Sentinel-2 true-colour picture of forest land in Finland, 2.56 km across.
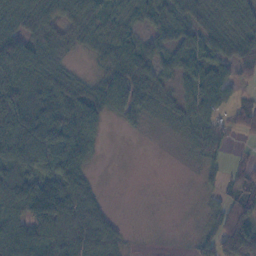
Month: November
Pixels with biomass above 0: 76%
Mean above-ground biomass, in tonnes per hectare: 52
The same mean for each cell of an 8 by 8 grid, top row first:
59 58 51 38 42 53 43 53
110 48 19 45 53 44 52 65
83 57 23 54 52 35 61 38
121 98 97 44 28 29 54 38
124 85 81 1 0 6 54 8
95 84 56 0 0 1 18 43
87 133 82 10 0 1 19 80
114 84 59 47 1 1 41 137
